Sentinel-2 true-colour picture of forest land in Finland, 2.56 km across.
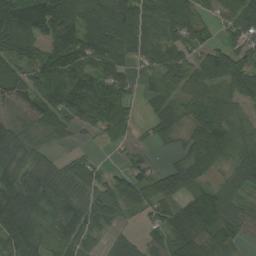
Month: August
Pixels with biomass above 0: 85%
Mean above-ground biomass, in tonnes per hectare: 100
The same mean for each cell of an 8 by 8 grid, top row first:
167 207 145 169 133 129 42 106
109 114 144 137 106 88 69 77
105 113 121 115 40 107 121 132
49 104 135 134 18 72 160 57
116 50 17 27 17 39 172 80
102 138 95 58 73 106 77 121
163 118 130 85 67 85 136 81
111 73 118 47 51 110 111 69
